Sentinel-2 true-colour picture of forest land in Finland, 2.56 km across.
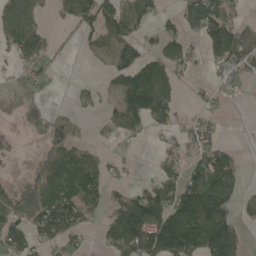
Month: May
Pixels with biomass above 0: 55%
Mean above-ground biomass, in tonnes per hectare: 78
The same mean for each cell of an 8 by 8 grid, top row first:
91 24 114 100 70 43 127 35
78 65 25 106 60 72 76 102
41 44 8 47 131 80 19 40
17 67 33 52 153 59 38 2
4 63 46 17 15 44 82 10
15 111 155 45 17 76 117 53
95 163 136 71 152 171 206 56
96 74 38 78 173 267 233 92
